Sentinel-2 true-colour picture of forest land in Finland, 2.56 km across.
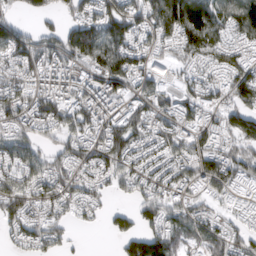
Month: March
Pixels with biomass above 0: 82%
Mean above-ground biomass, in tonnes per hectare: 73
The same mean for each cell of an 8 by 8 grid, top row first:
33 41 70 107 84 160 143 122
104 69 117 117 66 68 98 50
72 70 68 107 52 37 49 86
84 98 96 73 76 71 53 102
87 36 78 110 67 75 67 70
77 90 60 63 66 65 78 55
95 67 53 31 63 66 39 26
41 60 5 23 126 69 67 61
